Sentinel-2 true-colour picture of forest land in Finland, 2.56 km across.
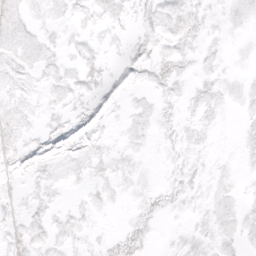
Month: March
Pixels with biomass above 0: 64%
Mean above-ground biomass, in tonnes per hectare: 6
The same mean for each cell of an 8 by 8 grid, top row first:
9 7 7 8 7 10 7 6
10 8 6 3 8 11 5 2
8 7 9 5 6 10 6 5
8 6 6 5 6 6 7 4
8 8 8 4 4 6 4 4
5 8 5 7 3 6 5 3
5 7 5 3 8 5 6 6
9 8 5 6 9 3 7 7
